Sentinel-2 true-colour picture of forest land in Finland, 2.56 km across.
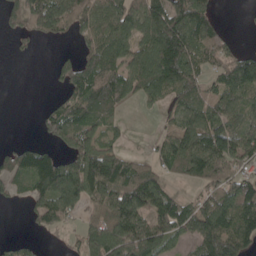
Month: May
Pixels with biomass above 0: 67%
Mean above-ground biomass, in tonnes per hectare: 80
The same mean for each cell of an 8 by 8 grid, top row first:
72 125 92 91 118 130 74 2
9 3 34 89 91 152 88 23
0 7 105 117 111 127 51 121
0 38 91 63 9 58 82 84
29 40 102 41 4 88 120 102
87 151 143 181 112 40 104 65
8 93 74 156 122 103 88 120
23 7 47 140 146 58 132 132
